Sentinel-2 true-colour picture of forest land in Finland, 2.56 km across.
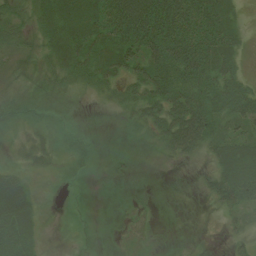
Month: July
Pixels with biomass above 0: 85%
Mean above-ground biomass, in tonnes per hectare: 36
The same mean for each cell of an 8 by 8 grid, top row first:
29 48 66 77 101 94 78 17
28 32 61 62 63 99 87 33
13 21 29 42 60 81 69 38
34 28 9 13 43 70 79 64
13 18 18 5 12 68 50 43
33 12 9 12 7 4 22 63
78 6 5 10 6 2 6 35
56 7 6 7 6 3 1 16
